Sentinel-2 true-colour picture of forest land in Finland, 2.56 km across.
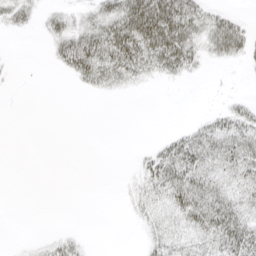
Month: April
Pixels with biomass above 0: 44%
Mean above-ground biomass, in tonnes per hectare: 18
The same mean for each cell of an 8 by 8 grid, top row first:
26 16 15 44 83 68 25 9
0 10 62 58 55 56 21 26
1 0 20 28 13 9 1 1
0 0 0 0 0 0 7 20
0 0 0 0 2 28 34 34
0 0 0 0 22 41 29 26
0 0 0 0 18 32 47 28
1 8 9 0 10 22 24 46
